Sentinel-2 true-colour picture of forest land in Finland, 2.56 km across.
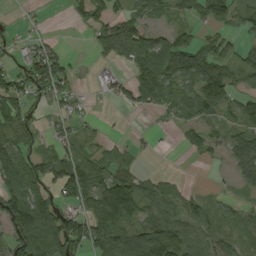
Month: September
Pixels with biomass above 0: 65%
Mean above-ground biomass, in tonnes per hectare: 53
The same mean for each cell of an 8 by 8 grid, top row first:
3 4 28 67 56 33 62 43
22 36 0 95 100 69 57 38
57 82 5 34 79 65 53 37
72 15 17 3 22 47 49 45
68 19 42 11 9 10 50 65
101 64 106 82 35 7 1 35
67 92 54 171 68 46 31 20
73 122 99 118 117 106 53 24
